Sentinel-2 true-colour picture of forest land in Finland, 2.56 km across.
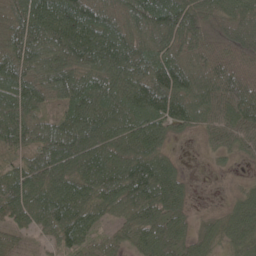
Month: May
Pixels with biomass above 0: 94%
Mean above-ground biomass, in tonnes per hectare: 91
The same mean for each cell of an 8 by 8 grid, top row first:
103 115 129 91 118 124 84 76
107 116 143 141 103 86 69 85
109 106 96 104 135 125 91 99
104 57 117 107 117 106 70 109
81 111 125 93 94 16 28 49
73 115 108 126 154 66 10 13
109 121 116 81 141 66 11 67
61 59 87 54 79 68 44 71
